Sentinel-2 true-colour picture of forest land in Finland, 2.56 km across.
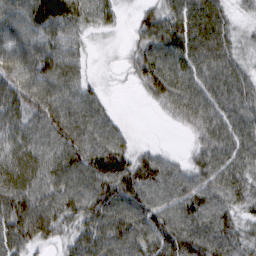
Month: March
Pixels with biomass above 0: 91%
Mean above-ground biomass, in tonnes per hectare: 63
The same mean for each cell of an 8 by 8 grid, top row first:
69 87 63 30 37 69 85 23
70 70 33 7 56 78 84 41
73 79 49 6 55 77 71 60
60 80 76 25 3 51 76 66
56 63 83 75 13 3 70 67
63 68 79 97 82 59 69 66
94 81 70 90 88 74 77 52
80 47 66 89 86 89 78 58
